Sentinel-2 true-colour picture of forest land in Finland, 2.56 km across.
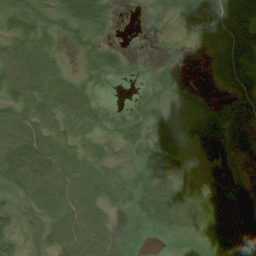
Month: July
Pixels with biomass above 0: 72%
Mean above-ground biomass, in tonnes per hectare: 35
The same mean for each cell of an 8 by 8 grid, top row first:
40 32 77 20 6 27 48 59
42 34 22 19 1 9 23 62
60 53 23 9 10 28 8 54
43 44 45 8 29 11 26 37
73 49 28 16 28 36 46 45
54 66 47 25 34 19 26 20
20 42 54 19 51 61 58 68
23 24 57 34 13 12 21 75
